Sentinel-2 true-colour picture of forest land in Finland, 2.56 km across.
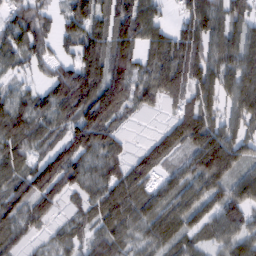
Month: February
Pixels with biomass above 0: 91%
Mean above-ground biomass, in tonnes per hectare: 85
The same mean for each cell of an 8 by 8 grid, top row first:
80 46 94 105 109 33 112 74
84 54 90 118 85 116 103 109
35 63 136 137 73 121 106 117
100 79 119 110 39 60 94 95
83 64 111 75 44 93 135 85
88 134 78 82 85 51 109 67
82 66 62 105 81 83 78 92
69 31 58 91 52 71 52 82
